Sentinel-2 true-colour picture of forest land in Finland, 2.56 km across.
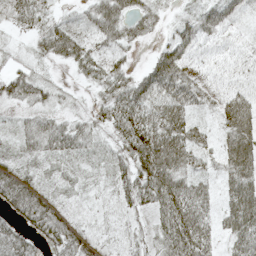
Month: May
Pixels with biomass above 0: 83%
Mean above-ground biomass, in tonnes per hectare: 37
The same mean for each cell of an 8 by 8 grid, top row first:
43 32 21 56 36 17 38 22
12 42 45 31 8 54 20 20
39 21 11 40 47 67 23 24
13 25 17 49 62 62 22 67
23 43 36 24 79 70 26 61
42 16 15 28 60 57 25 52
46 46 21 14 29 84 36 70
41 37 38 12 21 73 39 48
